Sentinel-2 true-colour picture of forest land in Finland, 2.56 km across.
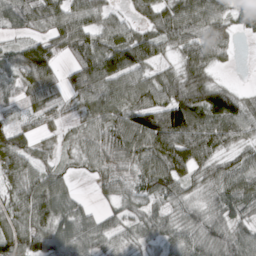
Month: March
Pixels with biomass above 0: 88%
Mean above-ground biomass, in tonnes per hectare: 64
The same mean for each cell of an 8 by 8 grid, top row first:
66 72 69 37 40 82 84 43
55 79 63 85 85 45 83 13
44 66 75 89 68 63 64 4
26 43 37 67 98 130 113 91
77 23 35 70 99 114 102 53
65 61 19 37 76 77 55 73
65 101 45 28 45 44 50 65
82 96 74 43 41 55 74 69
